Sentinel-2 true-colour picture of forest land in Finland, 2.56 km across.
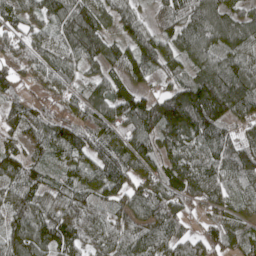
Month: May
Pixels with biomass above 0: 92%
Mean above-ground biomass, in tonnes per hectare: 97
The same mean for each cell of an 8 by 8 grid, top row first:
98 95 129 80 46 96 115 87
89 83 122 84 112 84 92 92
68 83 55 80 68 80 130 134
80 70 87 108 152 172 178 106
70 101 106 101 99 122 112 86
90 57 75 124 77 103 110 94
98 87 102 68 95 96 71 66
131 136 117 90 100 85 85 81
